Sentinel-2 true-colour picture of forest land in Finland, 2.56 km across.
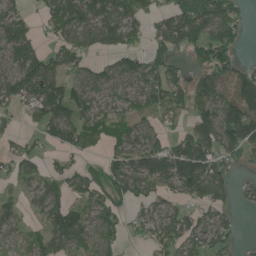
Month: June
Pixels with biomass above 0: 72%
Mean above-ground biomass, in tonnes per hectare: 81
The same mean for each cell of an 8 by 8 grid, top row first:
57 76 147 131 84 112 154 55
67 43 95 86 58 78 128 45
104 121 74 78 87 75 95 105
47 117 104 46 48 58 85 153
40 42 95 49 90 85 123 128
55 57 74 97 141 153 156 27
36 71 71 82 52 55 77 32
45 77 79 47 29 91 82 29
